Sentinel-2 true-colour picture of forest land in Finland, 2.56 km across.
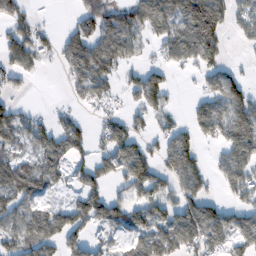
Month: February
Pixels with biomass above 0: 63%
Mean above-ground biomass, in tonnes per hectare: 74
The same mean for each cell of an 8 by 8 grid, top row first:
74 5 60 92 127 125 210 54
94 34 111 115 39 106 138 14
40 1 74 54 88 11 71 56
53 19 23 30 62 24 89 115
54 90 77 98 57 95 31 124
109 94 51 59 119 81 47 95
74 55 91 87 85 81 92 62
81 99 60 34 92 108 100 61
